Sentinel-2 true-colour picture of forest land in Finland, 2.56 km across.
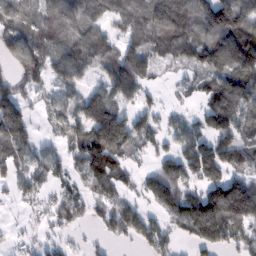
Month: February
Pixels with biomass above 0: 74%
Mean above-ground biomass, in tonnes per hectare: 96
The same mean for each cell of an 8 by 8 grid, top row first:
120 105 127 94 108 131 150 139
113 88 126 73 97 97 131 168
79 85 67 115 90 35 78 130
147 43 105 145 64 36 117 129
121 30 108 183 75 67 123 106
85 68 73 121 55 131 111 83
15 55 76 90 52 151 209 176
18 41 15 44 77 53 118 86
